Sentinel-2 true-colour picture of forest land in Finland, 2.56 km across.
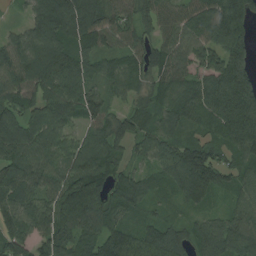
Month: August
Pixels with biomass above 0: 93%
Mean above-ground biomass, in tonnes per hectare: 111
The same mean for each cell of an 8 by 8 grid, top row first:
13 178 172 105 92 87 137 182
91 131 104 71 83 93 108 142
107 153 113 78 75 111 119 178
95 107 116 65 79 109 117 206
151 104 83 103 74 109 111 135
125 94 149 96 63 116 162 89
104 118 179 135 85 42 57 73
105 121 119 150 115 105 113 107
